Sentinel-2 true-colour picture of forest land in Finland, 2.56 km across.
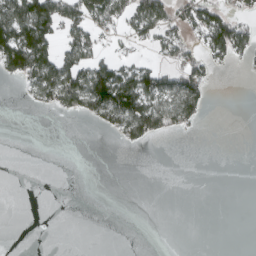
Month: March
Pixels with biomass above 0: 30%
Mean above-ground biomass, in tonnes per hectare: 36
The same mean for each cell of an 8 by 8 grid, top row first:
141 134 79 75 101 51 80 38
161 91 84 19 19 60 65 63
35 113 110 147 91 69 45 1
0 18 53 97 118 91 14 0
0 0 0 4 30 0 0 0
0 0 0 0 0 0 0 0
0 0 0 0 0 0 0 0
0 0 0 0 0 0 0 0
